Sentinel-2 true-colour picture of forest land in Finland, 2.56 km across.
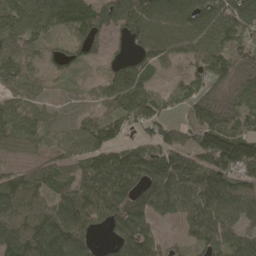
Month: April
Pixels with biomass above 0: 84%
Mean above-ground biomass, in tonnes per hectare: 102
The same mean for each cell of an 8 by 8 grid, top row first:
90 115 149 126 126 128 150 134
58 39 68 22 106 88 133 90
80 41 17 87 94 56 95 53
113 33 27 100 152 63 96 94
108 74 90 81 70 98 167 182
92 90 81 141 138 153 145 140
136 104 138 141 113 106 123 114
155 182 117 52 120 19 102 100
